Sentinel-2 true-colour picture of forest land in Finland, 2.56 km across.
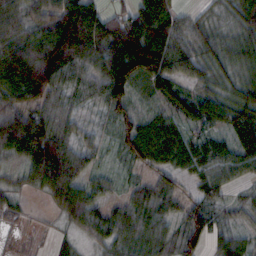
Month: October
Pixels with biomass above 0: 88%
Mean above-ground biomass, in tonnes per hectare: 68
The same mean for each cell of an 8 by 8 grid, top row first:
66 74 126 44 107 58 24 59
94 120 128 120 170 82 58 62
121 119 67 133 76 67 50 45
81 73 48 68 37 59 81 38
104 149 62 31 102 75 60 41
23 112 79 27 32 47 60 39
26 16 86 45 74 49 87 35
7 8 31 68 67 59 58 42
